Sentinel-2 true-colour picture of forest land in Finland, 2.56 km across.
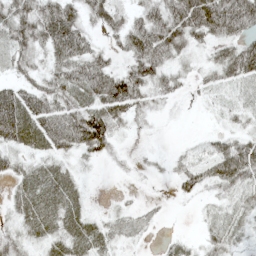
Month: May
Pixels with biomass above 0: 79%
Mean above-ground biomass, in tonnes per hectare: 44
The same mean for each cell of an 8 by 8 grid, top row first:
76 74 53 59 46 73 137 140
51 56 69 28 81 63 33 58
33 46 70 75 74 32 23 41
87 71 65 63 31 6 5 18
50 52 64 37 7 5 26 58
37 47 16 4 7 33 52 76
31 51 32 11 10 2 15 30
31 34 46 24 6 15 30 16
